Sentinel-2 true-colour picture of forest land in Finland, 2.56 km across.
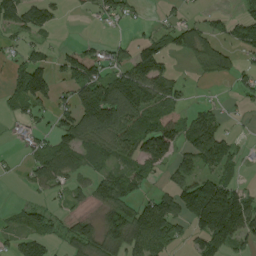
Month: August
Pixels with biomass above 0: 58%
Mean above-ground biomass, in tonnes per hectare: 69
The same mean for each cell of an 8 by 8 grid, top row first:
88 59 8 54 8 26 31 50
24 28 66 42 71 88 94 69
60 82 105 103 136 43 30 40
35 39 112 170 99 84 44 11
13 44 80 83 115 93 140 24
6 76 43 62 51 47 73 25
17 33 16 94 104 117 298 176
37 48 86 95 118 54 105 80
